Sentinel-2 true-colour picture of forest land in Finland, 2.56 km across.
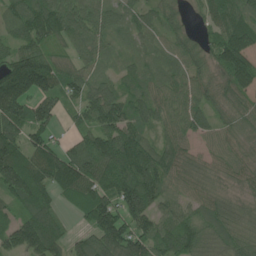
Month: June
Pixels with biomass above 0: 91%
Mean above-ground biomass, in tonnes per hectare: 94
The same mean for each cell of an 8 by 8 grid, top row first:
105 157 113 64 68 57 59 104
79 82 82 39 45 73 65 130
172 119 76 42 64 75 77 115
128 73 59 120 83 80 81 69
115 92 71 154 97 72 46 62
160 138 141 124 155 81 61 64
68 80 103 117 131 68 76 50
130 140 63 162 135 115 81 87
